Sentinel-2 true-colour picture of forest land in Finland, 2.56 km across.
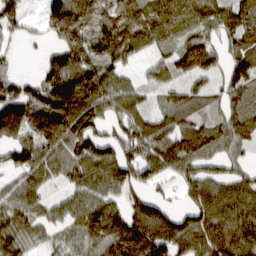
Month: March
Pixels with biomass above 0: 84%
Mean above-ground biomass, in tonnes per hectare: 93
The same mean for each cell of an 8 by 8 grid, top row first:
65 79 110 117 96 112 81 94
16 29 109 119 72 71 89 80
54 83 128 99 35 47 68 115
136 147 129 93 76 105 88 75
116 119 117 91 116 121 120 65
55 71 93 119 92 71 94 65
85 58 88 93 124 41 132 122
82 36 62 138 174 126 121 127
